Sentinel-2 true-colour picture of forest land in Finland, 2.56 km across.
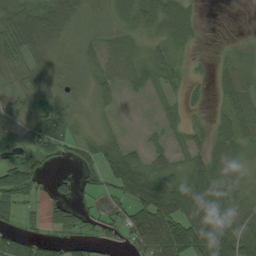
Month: August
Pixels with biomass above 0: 71%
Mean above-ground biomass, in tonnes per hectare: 36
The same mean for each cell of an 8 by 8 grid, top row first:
57 65 16 14 45 64 0 0
47 26 16 27 24 31 1 16
19 23 11 29 27 22 8 41
27 46 12 14 5 15 11 50
31 46 29 36 17 18 34 43
110 23 40 56 63 32 44 24
39 33 36 49 79 75 60 43
46 31 34 16 75 80 66 80
